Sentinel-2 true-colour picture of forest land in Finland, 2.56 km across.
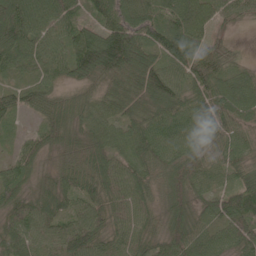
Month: May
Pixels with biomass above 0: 95%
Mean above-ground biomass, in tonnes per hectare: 65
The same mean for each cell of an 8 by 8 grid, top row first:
106 89 52 90 79 85 73 43
96 69 106 142 81 111 61 12
39 46 57 58 86 59 84 53
49 55 56 55 60 61 70 69
34 49 46 64 69 63 60 53
62 25 75 72 58 70 52 50
67 67 55 60 53 48 41 81
61 61 96 56 57 62 57 67
